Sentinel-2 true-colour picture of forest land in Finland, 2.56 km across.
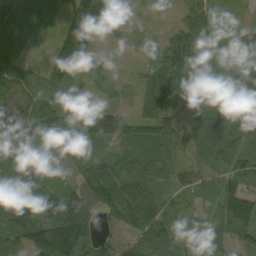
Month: September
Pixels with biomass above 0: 87%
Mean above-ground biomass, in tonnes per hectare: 63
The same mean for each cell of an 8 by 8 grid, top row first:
115 67 123 48 12 26 49 9
95 34 109 5 13 92 60 102
67 71 35 27 53 78 44 86
58 81 37 64 54 28 42 17
104 47 58 66 74 49 52 44
76 38 42 104 85 51 39 64
109 87 94 70 106 30 20 96
81 158 131 30 65 83 27 35
